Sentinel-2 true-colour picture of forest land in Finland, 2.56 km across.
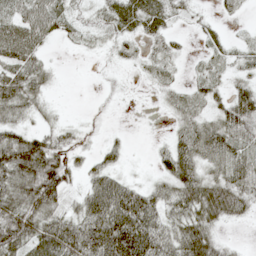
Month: May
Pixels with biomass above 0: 73%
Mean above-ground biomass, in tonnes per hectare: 44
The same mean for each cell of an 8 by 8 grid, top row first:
51 67 15 34 57 18 8 12
81 21 9 16 19 17 16 19
72 27 0 6 7 12 27 25
46 17 2 4 0 26 30 75
82 59 19 17 0 41 66 50
84 95 24 51 8 66 42 66
80 67 47 120 98 45 70 44
86 88 102 135 113 66 71 6
